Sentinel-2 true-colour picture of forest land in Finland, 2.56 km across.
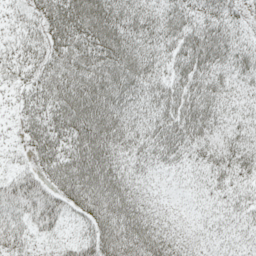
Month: May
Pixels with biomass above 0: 93%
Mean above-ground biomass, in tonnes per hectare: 46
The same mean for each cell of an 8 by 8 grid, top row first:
13 43 72 74 52 51 50 34
24 39 57 77 57 51 78 48
21 44 61 66 59 48 53 37
14 46 72 66 43 62 57 29
10 49 66 59 46 60 42 45
29 39 74 63 28 21 36 44
47 53 46 71 39 16 23 34
34 18 35 70 68 35 23 25
